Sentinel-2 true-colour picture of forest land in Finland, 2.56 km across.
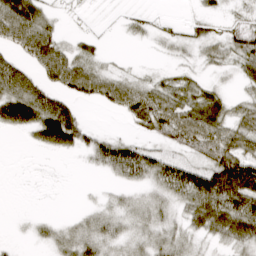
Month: March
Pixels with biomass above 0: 62%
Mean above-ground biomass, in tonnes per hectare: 31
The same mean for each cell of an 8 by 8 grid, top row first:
71 25 2 1 9 2 16 12
38 60 17 1 3 11 22 39
65 36 52 31 16 24 12 20
80 81 19 12 56 51 59 28
0 57 37 43 22 32 56 56
0 0 1 20 36 63 70 115
0 0 5 15 20 20 68 61
3 16 37 25 20 27 18 45
